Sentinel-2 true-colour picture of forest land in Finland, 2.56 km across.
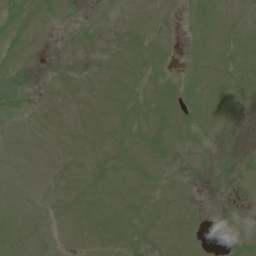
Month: July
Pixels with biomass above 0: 69%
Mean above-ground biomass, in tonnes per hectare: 6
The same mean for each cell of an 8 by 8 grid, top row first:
4 8 3 4 7 2 8 5
8 2 3 3 8 3 8 8
13 2 2 7 7 5 9 7
6 3 3 8 8 9 9 2
7 5 7 8 7 6 3 1
6 5 9 9 7 3 2 4
9 5 10 8 6 7 1 1
11 6 7 6 6 9 1 4
